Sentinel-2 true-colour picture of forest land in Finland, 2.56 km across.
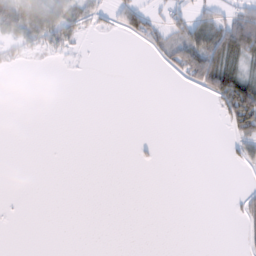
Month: February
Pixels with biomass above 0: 20%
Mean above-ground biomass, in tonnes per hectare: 12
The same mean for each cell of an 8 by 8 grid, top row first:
56 57 37 18 32 19 26 38
18 32 8 0 10 35 62 65
0 0 0 0 0 3 60 58
0 0 0 0 0 0 1 86
0 0 0 0 2 0 0 24
0 0 0 0 0 0 0 1
0 0 0 0 0 0 0 21
0 0 0 0 0 0 0 8
